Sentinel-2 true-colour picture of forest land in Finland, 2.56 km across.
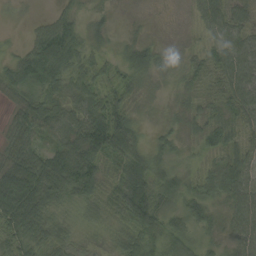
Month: September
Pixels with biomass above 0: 90%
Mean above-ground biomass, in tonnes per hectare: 47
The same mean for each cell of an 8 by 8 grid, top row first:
10 20 32 14 6 2 48 46
11 106 61 18 48 13 34 63
60 84 52 34 40 25 35 82
39 60 58 66 21 23 35 59
45 33 72 101 41 34 43 42
57 88 85 31 75 58 43 60
81 60 36 32 73 42 52 62
52 58 26 28 51 47 27 54
